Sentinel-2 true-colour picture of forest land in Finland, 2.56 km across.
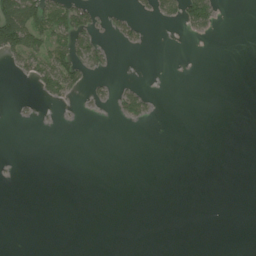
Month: July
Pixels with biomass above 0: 13%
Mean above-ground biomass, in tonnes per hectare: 15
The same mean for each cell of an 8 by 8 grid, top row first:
131 96 70 31 13 40 62 0
100 64 88 19 11 0 0 0
10 101 52 20 3 0 0 0
4 3 8 13 36 0 0 0
0 0 0 0 0 0 0 0
2 0 0 0 0 0 0 0
0 0 0 0 0 0 0 0
0 0 0 0 0 0 0 0
